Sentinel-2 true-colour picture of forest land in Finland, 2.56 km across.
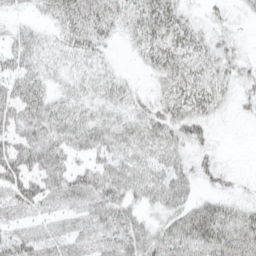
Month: April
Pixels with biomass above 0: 79%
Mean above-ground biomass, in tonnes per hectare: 32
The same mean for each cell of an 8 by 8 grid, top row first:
10 20 48 43 46 39 16 8
34 21 34 12 31 43 34 13
43 26 23 26 7 39 37 23
43 39 29 28 32 39 32 8
45 44 33 37 40 33 19 0
52 48 34 43 36 40 22 9
35 26 29 39 22 35 40 25
41 30 27 32 39 46 54 44
